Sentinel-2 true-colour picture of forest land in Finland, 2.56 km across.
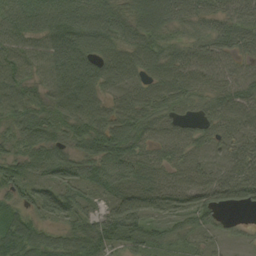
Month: September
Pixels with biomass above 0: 95%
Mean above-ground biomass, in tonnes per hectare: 70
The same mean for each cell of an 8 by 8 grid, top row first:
84 100 96 85 85 66 63 70
65 89 99 74 83 57 60 54
75 72 99 65 51 75 59 77
74 72 90 63 76 43 45 79
59 87 68 107 58 47 39 57
59 67 85 88 70 47 47 81
52 81 70 66 82 75 79 41
122 63 89 92 84 44 30 17
